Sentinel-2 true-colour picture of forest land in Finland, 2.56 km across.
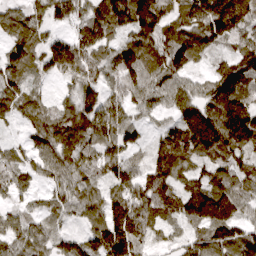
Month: March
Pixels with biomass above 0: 91%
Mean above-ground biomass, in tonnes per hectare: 95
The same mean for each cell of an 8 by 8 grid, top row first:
68 75 88 160 159 89 169 161
86 93 145 85 126 116 75 75
89 37 112 74 94 68 66 148
73 76 114 98 44 70 100 127
37 83 101 96 41 142 151 135
92 56 78 91 94 100 79 91
43 51 59 106 135 108 158 85
75 63 79 146 90 34 93 100
